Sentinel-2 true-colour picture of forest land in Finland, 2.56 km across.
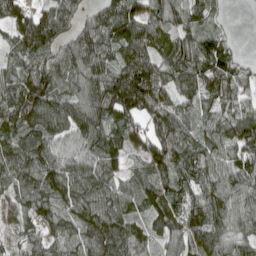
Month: April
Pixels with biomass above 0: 91%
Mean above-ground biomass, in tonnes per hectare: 94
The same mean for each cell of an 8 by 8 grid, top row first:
88 82 49 94 66 83 66 0
54 83 119 90 92 97 93 17
82 108 112 133 149 105 123 85
110 150 114 130 123 105 57 80
99 112 84 102 108 141 78 123
120 120 106 74 63 85 90 102
70 99 109 105 90 104 121 86
43 71 107 156 94 75 100 69
